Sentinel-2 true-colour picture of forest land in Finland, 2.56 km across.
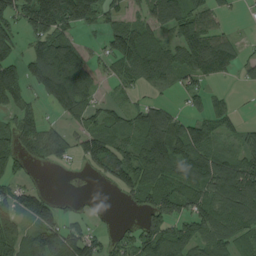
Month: August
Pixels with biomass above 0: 70%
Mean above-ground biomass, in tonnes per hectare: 83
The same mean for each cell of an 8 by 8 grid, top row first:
90 190 141 56 76 125 75 10
56 110 73 83 122 76 118 38
94 151 139 42 63 58 49 27
73 26 82 51 81 44 71 21
79 104 67 92 124 150 109 51
57 2 6 100 119 125 149 139
80 88 13 4 65 87 102 137
91 116 108 44 114 134 106 55
